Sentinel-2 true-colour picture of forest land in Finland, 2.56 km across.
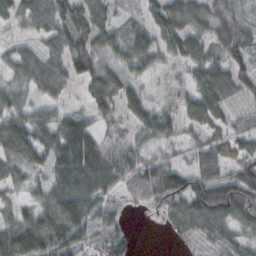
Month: October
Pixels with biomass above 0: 84%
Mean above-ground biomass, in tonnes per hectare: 48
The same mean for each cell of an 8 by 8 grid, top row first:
39 62 57 37 29 57 50 33
24 33 58 49 63 44 44 56
35 47 47 54 34 21 59 47
47 31 29 44 48 30 68 24
56 55 88 44 36 26 39 40
31 51 87 65 66 62 57 63
34 51 76 43 17 49 100 80
81 77 63 58 0 15 39 36
